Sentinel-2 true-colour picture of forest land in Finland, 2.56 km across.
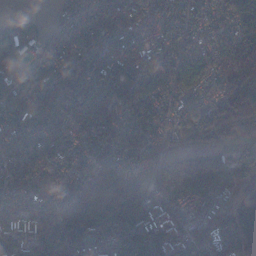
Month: December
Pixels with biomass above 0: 92%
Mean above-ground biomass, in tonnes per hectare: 112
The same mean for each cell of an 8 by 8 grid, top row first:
33 24 83 83 70 72 76 165
172 76 71 82 90 90 90 233
122 81 98 111 89 112 81 249
96 91 98 77 118 71 77 156
95 95 62 68 67 25 52 66
85 78 98 280 110 228 220 103
97 124 236 278 154 87 68 149
105 143 163 106 132 108 118 121
